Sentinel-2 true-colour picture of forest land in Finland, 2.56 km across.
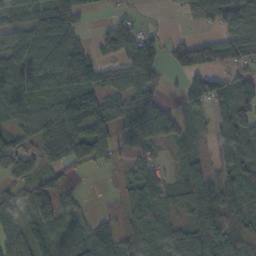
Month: October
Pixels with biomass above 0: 78%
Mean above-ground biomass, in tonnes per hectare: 68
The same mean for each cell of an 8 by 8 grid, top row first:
47 86 63 24 7 9 79 97
87 111 60 71 67 68 105 83
67 69 86 80 93 16 111 87
40 65 98 67 97 56 53 104
71 82 107 67 59 49 34 116
83 66 17 13 78 30 56 88
57 101 27 24 76 41 118 66
62 52 58 76 85 73 79 54
